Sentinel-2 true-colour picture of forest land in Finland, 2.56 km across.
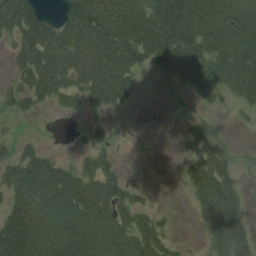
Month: August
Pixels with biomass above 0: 63%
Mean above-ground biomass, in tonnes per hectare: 50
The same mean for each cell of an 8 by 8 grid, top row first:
85 17 78 84 85 115 72 69
39 76 76 79 77 113 74 82
29 69 51 81 6 35 68 70
24 9 20 23 1 3 8 10
22 5 5 18 0 6 47 2
60 86 64 44 1 3 72 18
54 90 110 71 30 3 53 37
106 79 114 85 68 16 26 48
